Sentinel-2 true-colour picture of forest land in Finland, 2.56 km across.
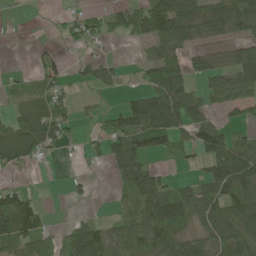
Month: May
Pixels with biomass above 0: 59%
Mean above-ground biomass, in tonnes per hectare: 60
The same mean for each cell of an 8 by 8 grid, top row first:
0 4 45 53 112 127 76 91
0 21 35 9 24 78 29 40
14 70 24 39 26 83 59 83
36 80 20 41 122 123 52 57
96 82 19 74 86 66 117 70
17 0 13 40 100 14 70 109
112 19 6 15 74 114 92 84
83 44 109 81 90 102 60 85
